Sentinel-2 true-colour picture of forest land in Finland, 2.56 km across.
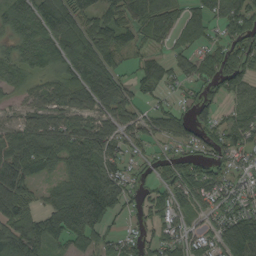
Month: September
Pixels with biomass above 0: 80%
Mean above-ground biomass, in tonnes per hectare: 79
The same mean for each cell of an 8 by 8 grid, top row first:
89 115 78 73 99 68 74 106
59 108 100 95 47 44 54 97
53 50 94 102 75 52 70 91
40 83 94 81 44 64 55 58
91 106 111 82 47 51 70 76
126 40 95 110 35 78 88 50
106 69 127 79 61 88 59 71
122 97 84 47 52 87 70 138
